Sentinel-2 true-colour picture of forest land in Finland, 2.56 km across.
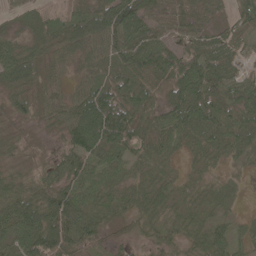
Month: May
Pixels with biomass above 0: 93%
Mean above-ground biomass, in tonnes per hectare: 59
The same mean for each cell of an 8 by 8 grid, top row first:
28 31 78 103 80 53 53 55
60 61 71 83 87 60 64 39
84 54 44 77 70 75 87 46
64 51 85 109 55 67 81 71
35 23 86 78 54 42 64 70
44 60 64 49 33 25 26 11
73 96 81 51 50 40 32 9
77 116 75 26 23 31 62 33
